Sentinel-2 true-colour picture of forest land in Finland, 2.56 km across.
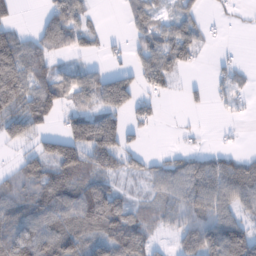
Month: January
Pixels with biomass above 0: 65%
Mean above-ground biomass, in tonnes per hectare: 57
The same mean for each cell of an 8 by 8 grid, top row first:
18 52 65 0 70 47 15 9
117 71 45 17 60 101 11 4
116 76 71 16 52 27 18 24
62 83 66 42 31 1 9 12
11 50 107 100 17 6 8 6
40 69 77 46 44 85 115 108
69 89 103 98 39 72 85 63
104 101 78 90 71 39 100 121
